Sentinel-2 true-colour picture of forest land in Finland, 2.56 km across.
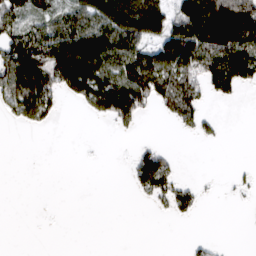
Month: March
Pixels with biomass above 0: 42%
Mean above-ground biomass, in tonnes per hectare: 51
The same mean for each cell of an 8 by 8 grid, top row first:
58 48 88 133 134 79 136 141
98 109 148 133 81 124 119 105
123 104 137 124 133 82 86 86
56 51 15 113 43 71 23 0
0 0 0 0 16 1 8 0
0 0 0 0 101 46 2 12
0 0 0 0 4 54 1 2
0 0 0 0 0 0 13 0
